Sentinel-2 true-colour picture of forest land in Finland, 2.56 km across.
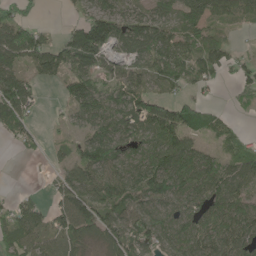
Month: May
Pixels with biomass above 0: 77%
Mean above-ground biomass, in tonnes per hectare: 72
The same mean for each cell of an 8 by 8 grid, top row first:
68 1 42 96 68 56 78 49
119 85 160 72 86 90 79 17
98 38 105 52 74 65 46 51
116 6 75 95 109 98 60 14
33 21 62 116 73 99 29 38
0 11 91 87 118 131 107 71
54 51 117 81 79 80 94 82
66 62 68 66 84 86 106 95
